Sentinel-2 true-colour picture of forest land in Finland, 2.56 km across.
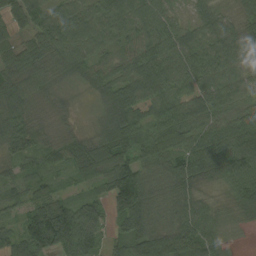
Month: August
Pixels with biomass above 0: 95%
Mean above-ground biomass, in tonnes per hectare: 71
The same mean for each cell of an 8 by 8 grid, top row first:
62 88 77 78 67 33 53 54
44 83 78 46 62 70 73 87
76 51 48 72 84 71 68 53
94 28 10 82 72 85 66 48
81 42 51 96 74 85 84 103
55 50 60 110 70 89 62 90
51 111 86 65 98 71 45 64
72 147 135 43 105 107 87 10
